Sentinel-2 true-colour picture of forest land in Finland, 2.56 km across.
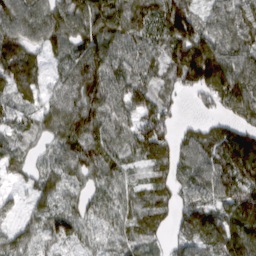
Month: March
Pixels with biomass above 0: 90%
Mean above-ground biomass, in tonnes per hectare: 78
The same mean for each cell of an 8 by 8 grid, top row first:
92 84 135 132 104 161 56 86
89 60 89 84 72 97 128 89
87 40 87 78 65 69 148 126
52 63 101 74 85 31 28 99
52 37 104 68 94 74 82 119
37 46 64 62 34 77 79 91
31 48 63 67 69 73 71 102
58 48 59 50 64 42 85 131
